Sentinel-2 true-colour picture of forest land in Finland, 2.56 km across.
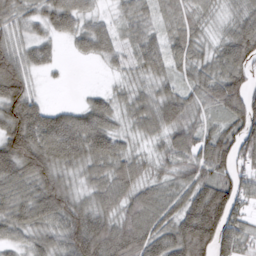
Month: March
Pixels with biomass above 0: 90%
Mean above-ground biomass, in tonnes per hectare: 68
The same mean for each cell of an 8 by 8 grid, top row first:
56 72 83 31 44 45 34 50
63 45 39 58 64 54 39 104
125 8 0 17 40 42 68 87
99 60 54 62 67 87 40 96
107 86 93 70 28 54 83 84
79 98 46 73 45 47 69 64
73 95 80 62 77 63 144 54
46 63 120 114 91 98 117 66
